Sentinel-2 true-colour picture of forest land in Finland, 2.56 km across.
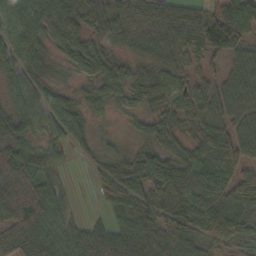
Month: October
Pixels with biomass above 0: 90%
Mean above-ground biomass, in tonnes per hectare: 66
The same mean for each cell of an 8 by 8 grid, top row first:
74 100 90 99 69 72 71 96
69 45 62 48 46 70 108 79
52 29 28 68 58 51 41 65
63 66 40 26 47 55 65 68
68 43 30 19 44 43 90 86
90 60 0 63 96 98 89 71
104 96 7 48 69 114 88 79
70 72 80 78 73 106 62 51
